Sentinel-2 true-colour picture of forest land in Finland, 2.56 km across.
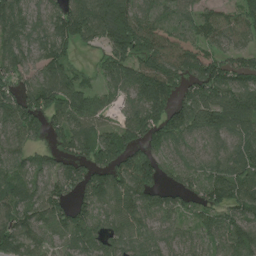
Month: July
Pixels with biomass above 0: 89%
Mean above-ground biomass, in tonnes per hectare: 102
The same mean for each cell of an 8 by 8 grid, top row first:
103 91 147 152 93 55 71 91
97 100 57 114 105 106 79 84
93 101 73 87 147 127 155 114
132 116 150 57 125 105 140 144
76 59 123 128 95 72 61 99
98 94 112 136 122 63 97 123
96 122 98 92 96 80 106 125
122 67 119 91 80 66 75 145
